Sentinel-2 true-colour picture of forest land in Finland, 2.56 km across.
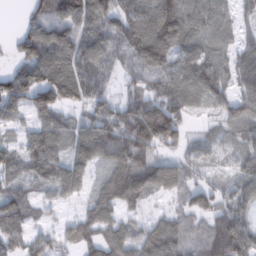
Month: February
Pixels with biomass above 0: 81%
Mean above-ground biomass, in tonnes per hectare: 79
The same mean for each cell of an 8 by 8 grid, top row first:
5 101 129 96 116 124 90 45
53 166 112 75 148 108 72 67
134 145 124 42 74 84 94 78
70 102 51 76 116 97 31 73
40 98 93 109 127 73 35 47
50 78 75 69 100 87 27 61
85 31 33 70 30 37 76 70
61 52 72 76 64 66 75 98
